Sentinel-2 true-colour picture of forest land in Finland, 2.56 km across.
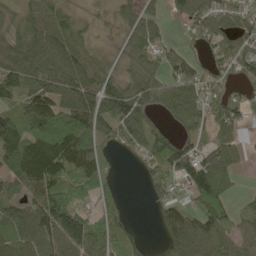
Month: May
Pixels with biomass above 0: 78%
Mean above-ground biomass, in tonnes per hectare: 81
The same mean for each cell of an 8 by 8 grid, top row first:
49 77 27 28 66 28 81 67
96 103 55 16 82 33 47 71
109 106 123 69 91 92 55 43
118 138 142 137 63 69 71 71
146 121 100 55 72 77 57 40
96 162 151 48 44 102 136 22
80 152 88 76 5 88 93 25
84 94 149 80 27 108 135 67
